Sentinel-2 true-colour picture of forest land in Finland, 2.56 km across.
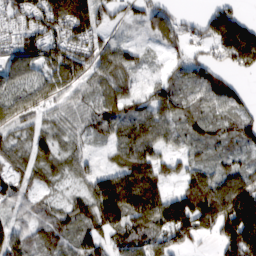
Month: February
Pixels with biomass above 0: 85%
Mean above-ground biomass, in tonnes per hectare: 78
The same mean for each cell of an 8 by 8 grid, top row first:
87 144 169 44 59 49 66 75
97 106 90 59 24 49 53 176
80 93 81 80 22 49 91 35
92 56 63 80 79 72 54 61
54 58 38 55 102 49 53 60
52 29 34 98 131 48 74 93
50 40 62 161 142 136 121 176
74 63 74 70 79 83 26 158
